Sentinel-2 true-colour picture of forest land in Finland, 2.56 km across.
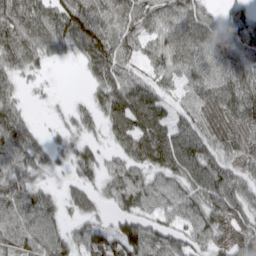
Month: March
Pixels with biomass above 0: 87%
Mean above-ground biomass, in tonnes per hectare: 66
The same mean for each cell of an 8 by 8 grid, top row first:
103 97 100 67 86 77 48 52
97 72 70 90 49 83 88 73
40 12 6 62 53 44 84 88
67 6 30 65 95 48 61 96
88 36 43 29 92 94 74 69
66 24 42 53 55 61 98 68
76 70 43 36 63 68 84 73
74 80 55 94 100 59 66 68
